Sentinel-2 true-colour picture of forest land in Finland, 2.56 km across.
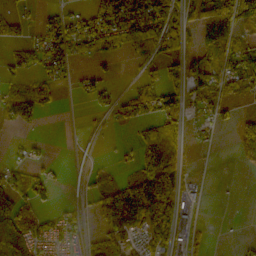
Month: October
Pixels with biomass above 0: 54%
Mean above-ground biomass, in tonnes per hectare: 47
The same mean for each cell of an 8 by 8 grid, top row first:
37 23 47 123 117 56 70 75
46 81 48 55 50 47 31 60
36 35 27 17 27 58 89 80
56 17 4 28 56 70 33 25
8 9 7 5 92 84 8 35
50 33 15 16 104 73 2 2
126 28 15 110 108 47 5 1
140 64 38 84 35 40 11 8
